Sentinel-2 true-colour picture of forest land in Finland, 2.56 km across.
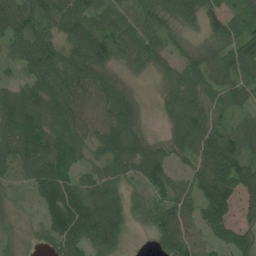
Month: July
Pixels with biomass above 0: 90%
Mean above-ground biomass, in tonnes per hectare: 68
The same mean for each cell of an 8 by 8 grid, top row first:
86 79 84 50 63 65 101 63
63 84 87 85 74 27 33 90
38 94 86 49 10 45 59 68
119 102 85 87 23 61 61 41
94 94 66 90 60 54 93 74
41 114 48 61 69 46 111 96
19 47 82 90 40 77 80 120
23 39 80 79 3 98 34 84
